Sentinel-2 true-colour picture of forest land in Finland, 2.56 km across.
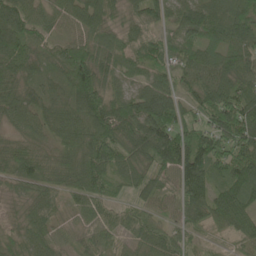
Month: June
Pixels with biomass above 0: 95%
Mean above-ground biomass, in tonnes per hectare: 77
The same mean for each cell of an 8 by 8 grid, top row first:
93 49 66 48 81 67 97 84
95 48 70 62 66 62 73 86
76 58 119 52 50 59 85 84
75 73 110 101 126 96 103 140
54 47 111 118 117 134 103 120
74 74 112 74 76 90 95 112
31 53 47 49 59 50 104 104
51 56 37 45 58 59 27 57
